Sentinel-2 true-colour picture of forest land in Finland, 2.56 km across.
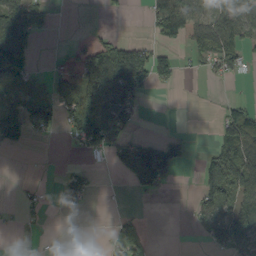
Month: September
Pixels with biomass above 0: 42%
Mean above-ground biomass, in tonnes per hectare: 50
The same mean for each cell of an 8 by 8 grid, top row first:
96 38 0 12 17 132 83 94
136 0 26 73 44 31 95 71
53 26 91 163 101 29 10 15
43 56 119 104 15 0 0 67
23 4 56 96 64 60 8 131
0 0 44 6 126 37 99 112
12 16 20 1 2 0 62 102
4 5 23 41 51 0 45 112
